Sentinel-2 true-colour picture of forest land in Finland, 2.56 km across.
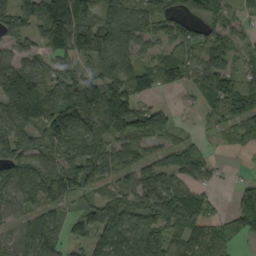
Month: September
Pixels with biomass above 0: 80%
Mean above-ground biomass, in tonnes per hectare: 79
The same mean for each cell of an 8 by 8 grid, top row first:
101 147 150 59 57 51 79 34
51 77 103 98 48 77 77 41
133 66 120 116 86 69 104 80
101 98 178 156 101 25 38 102
71 75 108 79 63 45 18 40
82 104 82 52 83 72 40 10
64 74 42 101 105 113 51 95
55 100 32 104 98 65 76 41
